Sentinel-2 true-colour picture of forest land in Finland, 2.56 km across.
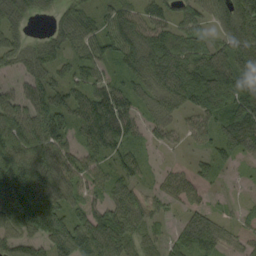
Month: September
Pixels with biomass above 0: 87%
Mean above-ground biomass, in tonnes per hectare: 67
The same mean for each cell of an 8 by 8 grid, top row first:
86 31 57 56 58 44 65 118
59 58 49 59 109 84 53 97
27 54 57 41 73 101 115 91
69 81 65 111 38 45 74 85
91 76 46 72 33 18 38 71
165 87 60 51 30 34 27 7
184 150 51 68 56 23 25 13
67 120 141 107 45 33 52 12
